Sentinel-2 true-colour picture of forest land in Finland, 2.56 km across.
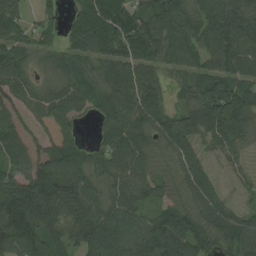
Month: August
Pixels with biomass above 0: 91%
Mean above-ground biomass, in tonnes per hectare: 79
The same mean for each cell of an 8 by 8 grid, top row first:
61 37 61 110 96 108 97 109
73 46 64 85 89 87 79 85
83 41 68 81 98 44 83 67
47 79 51 86 98 66 127 127
67 73 51 86 75 70 41 47
78 108 92 86 69 57 41 25
130 110 97 95 62 65 73 31
127 86 80 112 98 111 75 76
